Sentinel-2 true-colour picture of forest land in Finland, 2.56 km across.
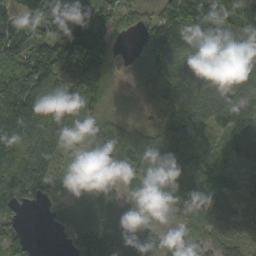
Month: September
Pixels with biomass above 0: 88%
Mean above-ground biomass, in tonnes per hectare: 90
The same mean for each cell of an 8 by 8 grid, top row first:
68 65 87 75 51 142 135 109
128 186 189 62 69 160 131 162
117 131 193 65 46 122 102 117
147 128 74 34 19 71 113 99
113 103 29 134 73 94 47 90
103 91 75 84 57 57 88 29
67 54 107 113 68 45 92 29
69 2 108 98 68 60 60 40
